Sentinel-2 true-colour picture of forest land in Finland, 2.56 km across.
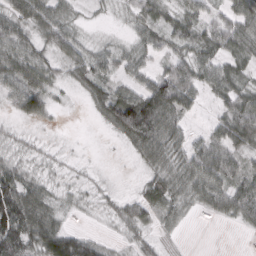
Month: March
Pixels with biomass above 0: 78%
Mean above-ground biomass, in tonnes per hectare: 45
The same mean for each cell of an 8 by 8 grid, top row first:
59 60 16 9 40 32 41 60
63 43 44 25 38 37 56 65
69 52 38 42 43 95 53 53
35 36 2 86 146 76 11 84
17 8 1 5 82 51 55 65
60 15 8 4 23 59 74 51
115 41 11 18 55 43 31 69
112 90 67 8 26 6 0 1
